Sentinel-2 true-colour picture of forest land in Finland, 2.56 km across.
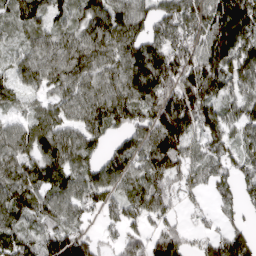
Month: April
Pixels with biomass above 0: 87%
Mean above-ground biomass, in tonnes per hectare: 120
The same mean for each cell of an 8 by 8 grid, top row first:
74 93 104 155 113 164 187 192
50 100 133 134 157 144 167 154
73 98 120 124 175 189 195 121
55 83 107 159 128 237 137 104
112 127 119 67 129 176 112 82
122 122 112 115 121 118 89 98
132 112 100 81 131 60 35 50
135 134 144 42 106 126 77 144
